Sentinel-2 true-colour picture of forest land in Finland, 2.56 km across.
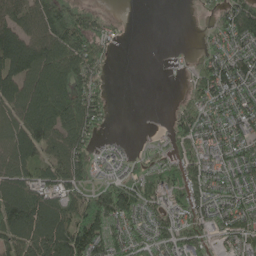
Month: May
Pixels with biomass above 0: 74%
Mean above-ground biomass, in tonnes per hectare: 81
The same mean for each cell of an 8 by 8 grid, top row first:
107 159 99 16 0 0 15 125
206 143 127 24 0 2 33 71
161 140 98 8 0 2 104 105
129 171 150 17 0 35 73 88
143 108 87 22 6 52 81 75
122 75 86 36 58 74 85 66
176 143 100 119 69 70 72 78
120 168 153 88 64 82 49 77
